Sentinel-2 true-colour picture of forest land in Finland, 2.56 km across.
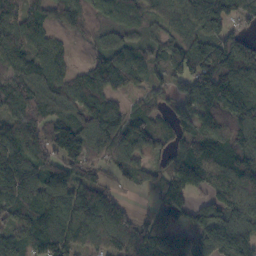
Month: October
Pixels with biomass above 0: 88%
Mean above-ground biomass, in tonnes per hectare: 112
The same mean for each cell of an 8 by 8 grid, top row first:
108 104 86 91 70 103 189 85
147 101 13 71 83 112 166 151
95 115 82 111 64 72 169 162
104 94 107 103 83 68 116 157
147 123 136 119 85 80 147 141
144 117 94 52 88 141 145 152
132 146 129 107 20 123 96 135
89 117 103 118 143 130 147 147
